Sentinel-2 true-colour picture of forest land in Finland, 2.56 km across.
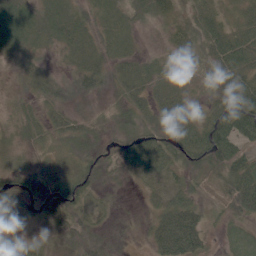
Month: June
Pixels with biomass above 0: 94%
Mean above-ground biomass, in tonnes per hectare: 37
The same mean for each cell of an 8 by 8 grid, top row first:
75 50 33 30 24 27 43 32
41 21 43 31 10 29 42 80
13 27 37 29 42 31 35 48
21 27 18 14 31 56 30 79
21 21 30 30 73 68 77 47
51 40 44 12 38 28 36 56
53 82 34 9 17 56 22 42
26 15 28 9 16 95 25 19
